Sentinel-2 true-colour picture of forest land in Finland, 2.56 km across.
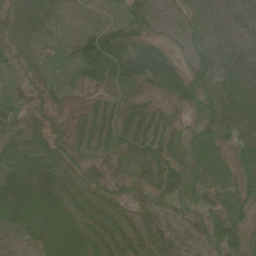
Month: June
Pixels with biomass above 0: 92%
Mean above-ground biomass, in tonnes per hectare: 43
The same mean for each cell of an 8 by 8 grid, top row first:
43 49 13 14 51 27 45 50
44 31 64 78 57 28 52 49
23 33 35 53 45 66 64 58
39 28 22 35 38 24 53 61
48 47 34 36 49 35 45 50
59 60 35 30 34 51 46 52
62 44 33 26 33 28 36 57
37 37 38 41 39 43 38 51
